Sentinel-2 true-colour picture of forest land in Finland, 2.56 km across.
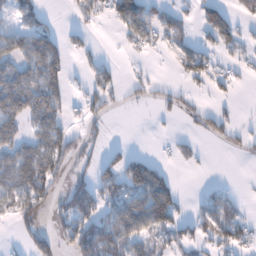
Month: January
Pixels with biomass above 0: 46%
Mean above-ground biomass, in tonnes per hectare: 48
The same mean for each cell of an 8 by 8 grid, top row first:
46 23 23 46 92 39 62 27
72 106 31 1 26 33 38 36
115 98 11 39 16 13 45 12
104 106 26 24 3 27 26 8
83 102 30 16 3 17 8 17
119 104 19 63 129 19 2 0
71 39 91 61 117 67 57 30
8 49 92 86 60 36 48 46
